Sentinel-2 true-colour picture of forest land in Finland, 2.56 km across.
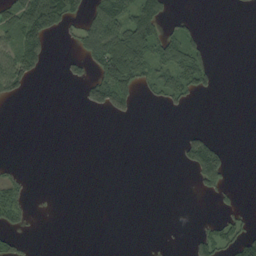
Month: September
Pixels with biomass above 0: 25%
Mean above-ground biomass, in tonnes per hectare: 24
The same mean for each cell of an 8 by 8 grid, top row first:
54 84 35 87 89 12 0 0
69 33 36 100 86 74 26 0
56 1 26 119 44 62 41 0
0 0 3 49 0 8 0 0
0 0 0 0 0 8 68 0
17 0 0 0 0 0 86 0
47 0 0 0 0 0 1 14
24 0 0 0 0 0 49 61
